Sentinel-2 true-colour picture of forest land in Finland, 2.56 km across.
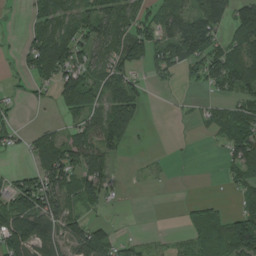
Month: August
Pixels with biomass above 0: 61%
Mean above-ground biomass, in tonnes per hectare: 55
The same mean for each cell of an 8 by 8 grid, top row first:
4 68 68 73 56 78 152 105
19 102 73 69 87 96 93 82
11 55 107 67 26 18 76 96
18 7 70 98 31 6 33 53
24 59 83 79 2 2 4 101
47 97 79 29 7 1 1 53
89 107 45 8 0 3 34 30
90 65 100 65 22 15 66 131
